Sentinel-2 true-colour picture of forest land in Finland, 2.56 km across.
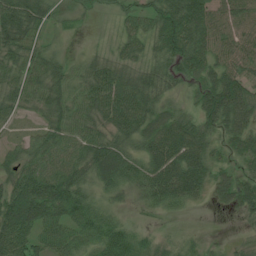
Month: July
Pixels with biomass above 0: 87%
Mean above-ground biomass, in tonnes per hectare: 56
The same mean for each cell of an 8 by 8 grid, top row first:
95 54 26 19 47 76 70 65
68 39 5 20 44 80 67 67
59 74 50 68 62 58 61 81
40 65 56 66 77 50 77 96
25 64 61 62 56 88 59 60
65 75 69 63 60 87 57 44
103 84 70 33 23 30 9 41
80 56 50 63 31 25 11 8
